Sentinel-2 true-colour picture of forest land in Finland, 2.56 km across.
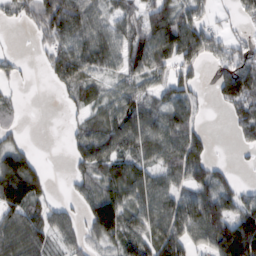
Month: February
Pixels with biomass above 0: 71%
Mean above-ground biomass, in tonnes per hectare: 65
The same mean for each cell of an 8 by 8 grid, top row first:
34 110 99 56 72 86 37 34
3 53 82 84 98 116 77 45
22 24 79 38 54 48 14 164
23 0 34 63 70 70 12 68
38 0 61 86 75 82 37 35
150 26 42 64 70 58 71 12
86 55 40 131 81 77 95 79
97 61 50 76 77 94 76 176
